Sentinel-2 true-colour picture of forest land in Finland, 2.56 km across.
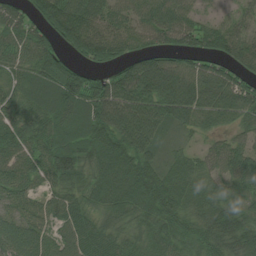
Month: August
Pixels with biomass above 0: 92%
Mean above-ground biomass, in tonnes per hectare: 73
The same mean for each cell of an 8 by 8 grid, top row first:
67 104 97 54 55 62 20 25
69 76 77 79 53 66 67 61
52 88 89 73 122 94 92 73
67 72 77 118 105 95 82 87
94 80 83 105 91 26 28 47
71 65 68 93 99 67 53 89
57 47 64 79 88 77 70 79
77 52 65 67 66 70 73 92
